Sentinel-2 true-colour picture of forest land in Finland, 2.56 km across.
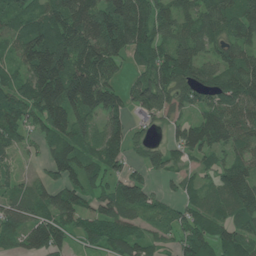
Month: June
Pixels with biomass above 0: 86%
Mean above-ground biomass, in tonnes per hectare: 87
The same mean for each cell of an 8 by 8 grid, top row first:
94 109 149 130 123 85 104 109
68 165 141 113 115 105 62 98
66 168 170 70 89 130 86 123
92 121 103 100 67 55 86 107
52 60 82 91 48 68 100 80
37 37 85 60 43 34 43 101
68 71 80 89 73 44 65 92
59 103 36 72 59 53 89 79
